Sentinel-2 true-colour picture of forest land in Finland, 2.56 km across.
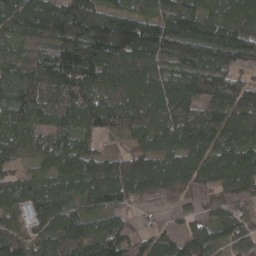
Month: April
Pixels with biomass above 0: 93%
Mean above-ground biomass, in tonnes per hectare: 116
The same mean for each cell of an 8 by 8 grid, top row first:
131 159 192 114 94 145 118 110
60 87 184 194 164 150 145 133
83 121 136 120 147 132 165 91
109 101 133 132 117 128 109 166
84 83 70 15 73 106 135 130
67 93 134 158 171 151 97 133
96 142 76 94 28 46 63 49
112 128 151 158 99 98 137 88
